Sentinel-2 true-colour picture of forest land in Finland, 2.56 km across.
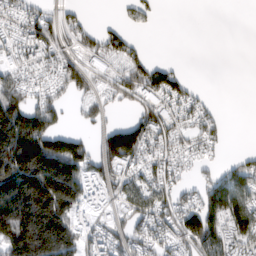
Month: March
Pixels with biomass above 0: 63%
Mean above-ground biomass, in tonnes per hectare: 91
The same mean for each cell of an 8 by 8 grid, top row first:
52 52 29 2 40 0 0 0
55 83 59 78 23 0 0 0
73 56 83 50 109 75 0 0
184 118 33 24 67 61 43 0
308 200 96 164 119 54 58 0
275 297 141 81 76 55 38 96
302 299 89 46 103 98 142 142
224 290 101 80 79 82 159 108
